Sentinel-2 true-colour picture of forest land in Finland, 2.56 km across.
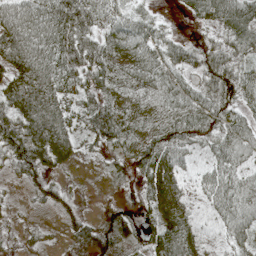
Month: May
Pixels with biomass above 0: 82%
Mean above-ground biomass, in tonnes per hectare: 51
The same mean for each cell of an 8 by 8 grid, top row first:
84 94 89 47 30 6 45 78
102 87 84 58 65 34 28 41
80 88 55 53 55 46 40 43
83 96 43 67 46 50 50 38
102 115 35 44 69 57 42 56
23 31 5 15 48 62 45 50
6 15 14 25 30 70 44 61
10 10 36 46 35 91 43 48
